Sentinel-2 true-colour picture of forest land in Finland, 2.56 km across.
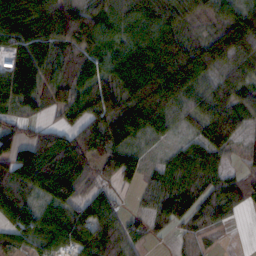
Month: October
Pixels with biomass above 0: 87%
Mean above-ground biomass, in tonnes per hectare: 69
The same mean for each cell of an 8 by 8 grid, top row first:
106 87 72 73 81 68 37 76
82 87 64 65 67 87 70 81
121 74 84 66 58 105 61 66
47 34 101 114 110 55 63 75
89 98 90 128 43 28 78 34
83 102 75 58 45 66 60 40
89 62 68 56 29 78 64 35
64 88 91 69 35 14 14 0
